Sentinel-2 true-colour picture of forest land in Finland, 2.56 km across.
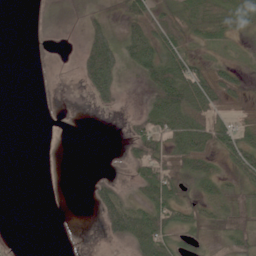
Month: June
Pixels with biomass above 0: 53%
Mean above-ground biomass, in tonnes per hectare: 28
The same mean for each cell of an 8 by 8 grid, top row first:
0 14 17 24 53 53 44 32
0 9 23 72 79 57 23 9
0 6 27 80 35 97 60 27
0 3 0 9 24 77 51 19
0 0 0 0 53 43 50 55
0 0 0 13 47 49 41 32
0 0 0 59 42 50 29 39
2 0 3 26 55 32 21 43
